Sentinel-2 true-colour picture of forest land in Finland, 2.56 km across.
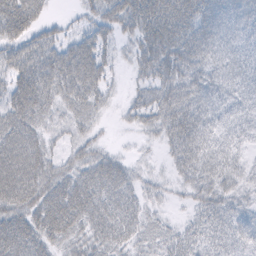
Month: February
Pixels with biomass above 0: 86%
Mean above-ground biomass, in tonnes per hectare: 44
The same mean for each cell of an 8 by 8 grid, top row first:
67 16 17 49 66 69 58 51
38 47 64 23 49 59 60 41
49 61 78 17 26 61 51 51
59 35 41 10 36 64 54 41
59 26 32 9 9 51 50 36
65 48 48 59 18 25 52 40
49 65 63 57 31 7 42 33
63 42 35 45 28 32 32 41
